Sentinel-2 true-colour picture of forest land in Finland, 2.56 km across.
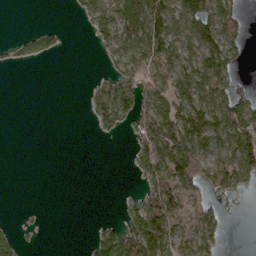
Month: March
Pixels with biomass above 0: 46%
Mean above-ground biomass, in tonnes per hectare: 43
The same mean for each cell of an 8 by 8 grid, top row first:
0 0 19 55 111 63 72 42
12 32 0 44 76 59 80 43
0 0 0 46 77 76 73 13
0 0 1 105 81 79 81 89
0 0 0 2 87 157 63 80
0 0 0 0 54 123 104 86
1 2 0 0 80 62 46 3
34 0 0 81 137 60 70 0
